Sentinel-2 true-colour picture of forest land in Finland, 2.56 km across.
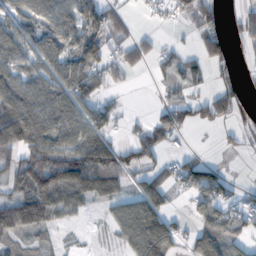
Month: October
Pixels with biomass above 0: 63%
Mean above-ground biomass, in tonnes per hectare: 57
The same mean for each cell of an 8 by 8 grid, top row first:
51 65 82 46 7 22 43 33
61 69 94 36 31 20 62 13
62 69 81 32 2 30 27 25
110 86 75 36 7 77 65 22
99 88 92 63 84 21 1 15
70 152 160 130 58 59 87 3
112 96 40 40 107 12 73 47
38 14 3 13 115 48 103 42
